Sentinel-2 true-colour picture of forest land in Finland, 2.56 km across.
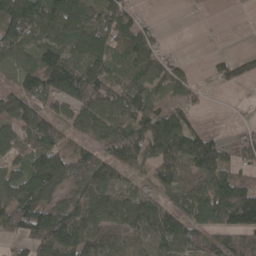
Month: April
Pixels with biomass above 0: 76%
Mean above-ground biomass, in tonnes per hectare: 84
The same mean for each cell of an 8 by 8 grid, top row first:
159 120 86 104 29 0 0 0
101 112 97 92 114 10 1 7
49 147 115 70 88 92 26 57
100 70 95 104 109 93 11 4
64 85 63 82 101 129 106 55
82 166 95 59 37 79 117 72
115 114 107 105 100 100 142 175
51 128 125 79 86 137 70 81
